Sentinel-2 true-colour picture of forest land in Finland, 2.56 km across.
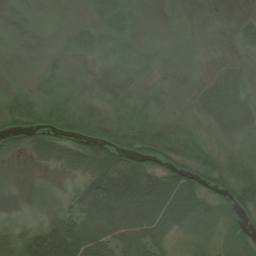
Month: August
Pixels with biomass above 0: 73%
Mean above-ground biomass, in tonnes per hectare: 35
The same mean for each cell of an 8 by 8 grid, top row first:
3 4 7 37 6 1 4 11
1 6 27 22 18 13 4 23
6 21 16 36 21 34 26 40
48 44 47 33 30 19 46 52
32 55 70 75 59 52 27 29
6 6 30 101 90 53 40 45
6 24 45 83 78 68 44 46
38 79 78 56 56 17 22 36
